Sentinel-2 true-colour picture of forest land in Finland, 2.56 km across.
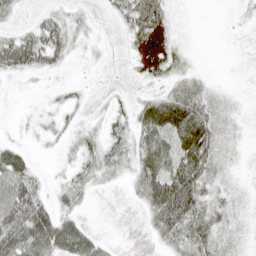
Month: May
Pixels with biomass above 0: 59%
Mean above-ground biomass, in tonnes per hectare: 27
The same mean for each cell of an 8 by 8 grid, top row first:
12 21 15 10 39 7 0 5
68 58 11 2 14 15 0 0
7 5 4 0 7 25 13 0
2 9 11 18 39 71 44 8
14 7 25 32 40 48 56 10
56 13 31 19 41 66 44 7
88 40 20 0 22 91 45 15
77 75 60 6 2 40 48 18
